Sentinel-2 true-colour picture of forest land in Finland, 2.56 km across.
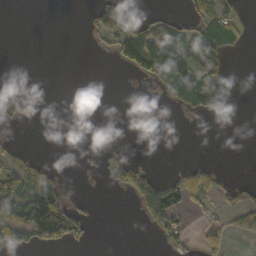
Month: October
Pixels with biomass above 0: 26%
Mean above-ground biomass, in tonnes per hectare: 32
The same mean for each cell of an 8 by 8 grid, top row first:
0 0 3 83 22 25 53 24
0 0 0 35 113 115 104 16
0 0 0 0 28 124 99 0
30 0 0 0 0 9 48 0
13 0 0 4 0 0 0 0
110 35 3 42 57 32 33 2
133 156 30 0 49 81 23 42
59 77 41 0 0 49 37 8
